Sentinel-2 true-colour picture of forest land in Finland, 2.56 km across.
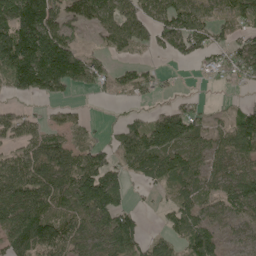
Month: May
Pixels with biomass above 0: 71%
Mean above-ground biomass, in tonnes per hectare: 70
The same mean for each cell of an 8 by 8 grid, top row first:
140 122 74 84 69 92 52 67
159 169 51 41 26 64 68 56
104 150 91 51 50 6 13 41
29 22 17 4 17 60 24 47
41 77 44 39 104 91 67 104
93 94 123 79 52 72 68 100
97 88 100 107 11 50 51 69
103 127 57 87 53 39 74 26
